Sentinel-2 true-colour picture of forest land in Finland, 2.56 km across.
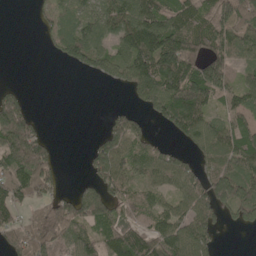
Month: May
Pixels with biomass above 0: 67%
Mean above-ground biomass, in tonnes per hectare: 82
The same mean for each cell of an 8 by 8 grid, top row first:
0 39 66 106 126 109 120 144
0 16 107 76 173 179 119 83
1 0 6 53 145 170 207 70
119 0 0 21 40 154 86 94
169 52 1 80 66 22 98 133
126 89 7 104 69 88 78 106
67 74 117 86 70 71 94 94
66 98 84 98 110 107 70 0
